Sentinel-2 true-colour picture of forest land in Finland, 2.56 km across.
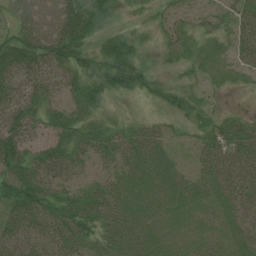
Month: July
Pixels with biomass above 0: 85%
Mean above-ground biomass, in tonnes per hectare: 39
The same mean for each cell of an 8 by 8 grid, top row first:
35 56 64 19 11 21 18 39
59 66 55 49 25 27 16 39
49 42 41 50 45 24 13 11
55 37 43 9 6 32 25 13
60 47 42 38 50 13 34 54
67 55 31 34 45 36 39 54
61 58 59 46 37 29 23 47
59 54 58 44 39 23 26 39
